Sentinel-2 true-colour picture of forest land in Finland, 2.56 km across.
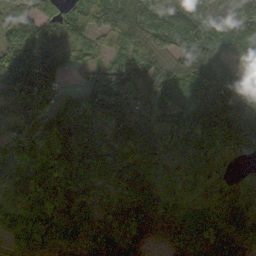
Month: October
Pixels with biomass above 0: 94%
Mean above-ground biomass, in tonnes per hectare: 129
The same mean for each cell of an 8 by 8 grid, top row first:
119 118 134 144 103 86 44 70
180 164 90 81 113 72 87 62
212 151 30 153 97 116 142 98
99 120 129 174 90 96 182 200
170 182 161 130 144 111 122 142
126 185 200 174 145 113 116 56
152 205 183 109 162 114 119 170
110 122 123 177 109 114 117 126
